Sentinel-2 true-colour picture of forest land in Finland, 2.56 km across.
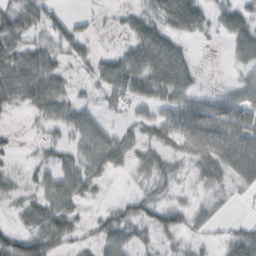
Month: October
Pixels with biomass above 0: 74%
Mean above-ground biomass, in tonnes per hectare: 36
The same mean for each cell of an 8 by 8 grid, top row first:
66 39 8 5 29 53 27 52
56 44 27 9 69 46 2 47
85 72 9 65 72 85 4 24
16 43 31 14 19 55 60 57
8 22 40 51 27 40 67 70
13 38 60 20 16 19 34 42
14 59 25 23 34 33 18 4
48 57 18 45 19 16 10 38
